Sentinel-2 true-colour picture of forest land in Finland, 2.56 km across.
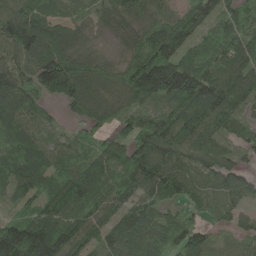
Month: May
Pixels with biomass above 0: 92%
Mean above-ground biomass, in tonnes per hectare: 109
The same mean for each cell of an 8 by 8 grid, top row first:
114 89 53 70 76 97 115 116
110 134 85 28 107 128 94 127
115 196 183 95 198 214 171 147
114 46 71 74 77 115 153 85
133 93 75 84 147 132 112 78
102 109 122 99 146 136 99 94
46 115 123 102 102 52 59 72
193 180 110 90 130 104 68 50
